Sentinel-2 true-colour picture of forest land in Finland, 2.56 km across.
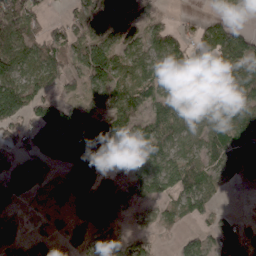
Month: April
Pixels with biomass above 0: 74%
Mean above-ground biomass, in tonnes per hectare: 75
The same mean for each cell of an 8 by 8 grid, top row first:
121 31 56 60 43 12 30 19
94 96 68 79 67 77 94 108
110 85 59 84 72 79 105 78
144 102 84 95 67 108 95 91
51 138 121 132 88 85 91 75
144 83 102 78 96 94 65 64
38 31 86 95 47 47 46 1
56 43 56 69 45 19 50 61
